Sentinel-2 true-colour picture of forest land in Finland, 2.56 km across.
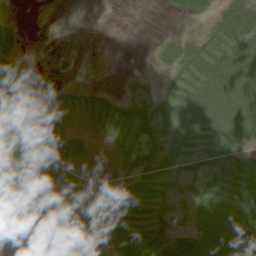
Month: June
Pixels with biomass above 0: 65%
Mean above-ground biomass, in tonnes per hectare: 32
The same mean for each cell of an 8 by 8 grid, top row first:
4 0 0 0 0 14 27 70
17 0 3 0 1 37 37 54
42 3 7 2 13 28 63 49
30 34 51 44 38 42 67 54
34 40 31 31 35 33 42 38
62 51 27 38 40 33 37 39
53 23 8 23 36 33 48 41
30 52 26 26 46 51 58 54
